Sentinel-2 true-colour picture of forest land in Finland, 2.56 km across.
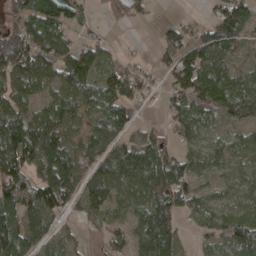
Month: April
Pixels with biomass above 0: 78%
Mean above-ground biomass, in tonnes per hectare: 76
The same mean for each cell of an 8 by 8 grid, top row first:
65 118 53 50 28 13 27 101
138 131 72 22 7 88 106 44
111 73 112 100 45 80 91 55
99 76 58 86 12 65 67 82
187 134 56 69 98 48 58 50
112 114 81 110 128 90 39 58
107 90 52 56 83 82 63 71
120 48 32 47 87 65 42 113
